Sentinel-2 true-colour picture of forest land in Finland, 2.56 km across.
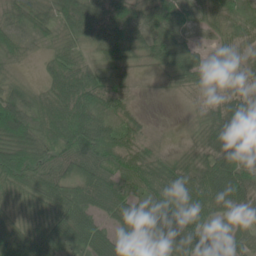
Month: June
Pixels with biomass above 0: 92%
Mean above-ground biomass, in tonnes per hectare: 57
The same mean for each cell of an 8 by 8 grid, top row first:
46 44 100 61 50 64 36 38
39 20 35 63 45 64 25 45
25 43 96 34 8 33 59 39
85 81 108 57 13 1 34 57
85 58 86 92 43 6 50 78
63 54 73 61 84 68 82 82
30 55 68 69 74 132 81 69
74 64 60 51 32 73 60 59
